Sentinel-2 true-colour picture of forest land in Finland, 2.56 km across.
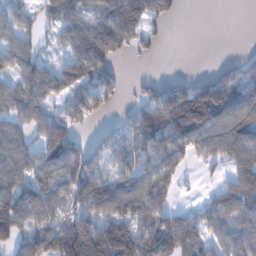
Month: January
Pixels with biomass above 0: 71%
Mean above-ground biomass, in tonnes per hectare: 101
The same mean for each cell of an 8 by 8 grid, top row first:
74 62 103 137 146 24 0 0
108 25 141 115 40 0 0 1
85 119 114 57 18 36 70 106
91 79 107 26 119 225 217 141
106 111 70 78 128 169 113 139
124 119 162 72 99 75 13 106
142 133 138 140 122 58 62 102
121 193 264 249 155 171 76 96
